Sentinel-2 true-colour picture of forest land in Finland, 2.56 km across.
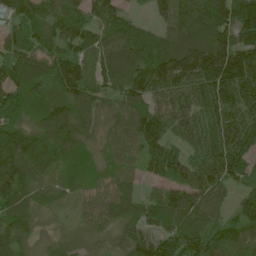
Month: June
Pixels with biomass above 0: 92%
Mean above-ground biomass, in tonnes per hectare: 103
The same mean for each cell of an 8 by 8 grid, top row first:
93 87 93 94 18 120 145 168
98 83 80 117 101 117 134 151
112 96 132 105 132 135 147 161
91 106 98 60 112 98 102 116
142 157 78 66 110 71 112 135
141 118 51 71 66 95 109 84
89 43 41 90 95 131 107 78
107 43 66 60 103 144 159 103
